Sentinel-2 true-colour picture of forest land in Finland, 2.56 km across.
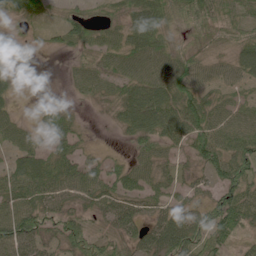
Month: June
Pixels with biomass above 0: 79%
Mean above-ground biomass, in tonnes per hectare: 45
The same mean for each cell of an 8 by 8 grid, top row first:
31 24 27 23 62 35 50 36
2 13 30 44 68 32 23 40
10 0 36 42 71 80 42 41
20 22 7 20 106 83 65 48
42 28 23 3 40 37 77 68
57 79 77 45 47 22 43 69
75 62 34 66 44 48 50 76
89 46 69 36 58 85 54 22
